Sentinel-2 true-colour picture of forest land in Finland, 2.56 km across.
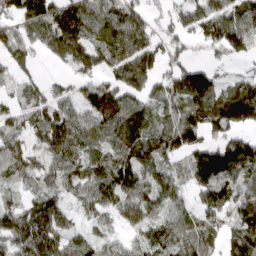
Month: April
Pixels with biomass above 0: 84%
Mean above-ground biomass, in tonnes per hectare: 88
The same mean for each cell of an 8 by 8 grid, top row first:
88 112 139 102 76 64 104 114
76 72 119 112 108 65 57 98
45 30 45 60 89 93 114 60
45 93 86 109 72 114 145 138
62 91 97 97 103 114 90 102
57 62 88 117 95 65 119 82
59 101 40 67 105 81 95 85
94 110 66 44 76 99 82 120
